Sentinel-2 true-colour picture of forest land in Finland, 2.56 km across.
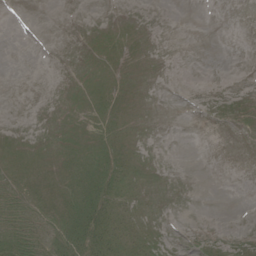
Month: June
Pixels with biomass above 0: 33%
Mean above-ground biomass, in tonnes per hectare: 6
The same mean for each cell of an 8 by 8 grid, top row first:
0 0 0 0 0 0 0 0
0 0 0 4 0 0 0 0
0 0 2 5 0 0 0 0
0 0 4 14 0 0 0 0
2 2 17 18 1 0 0 0
14 10 28 26 4 0 0 0
21 22 31 24 5 0 0 0
28 26 35 28 17 2 6 7
